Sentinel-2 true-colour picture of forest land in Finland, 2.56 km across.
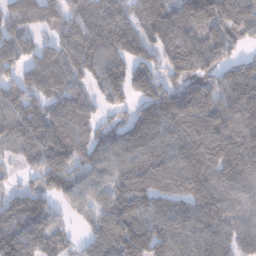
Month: January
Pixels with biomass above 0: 86%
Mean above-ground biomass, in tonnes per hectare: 125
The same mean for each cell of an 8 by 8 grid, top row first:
137 112 133 112 125 146 149 148
125 88 148 129 108 129 122 34
99 177 88 155 117 81 78 147
145 131 110 56 107 212 168 154
103 167 125 113 135 128 201 147
29 141 117 110 114 150 155 185
97 86 85 136 103 96 166 137
145 99 51 163 177 123 123 106
